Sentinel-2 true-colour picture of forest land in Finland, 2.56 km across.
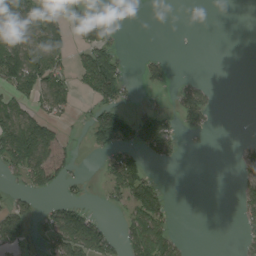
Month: August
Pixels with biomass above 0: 37%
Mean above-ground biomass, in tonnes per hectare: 50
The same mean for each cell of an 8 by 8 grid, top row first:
105 98 43 4 0 0 0 0
119 101 48 66 1 0 0 0
112 100 42 120 27 14 10 0
94 70 15 89 45 47 52 0
184 138 11 95 89 51 2 12
41 97 20 57 80 0 0 31
48 31 52 15 127 8 0 37
51 52 146 56 155 53 0 25
